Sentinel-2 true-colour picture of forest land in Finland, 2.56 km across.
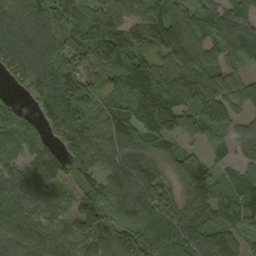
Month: September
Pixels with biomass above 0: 92%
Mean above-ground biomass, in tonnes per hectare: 99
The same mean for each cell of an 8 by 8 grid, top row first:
127 122 114 104 104 92 78 87
119 121 131 169 129 117 77 100
65 132 142 127 152 126 107 81
75 87 123 101 118 132 92 62
102 76 115 122 107 59 55 76
90 92 78 100 119 66 86 54
99 76 97 86 112 88 103 100
99 86 77 81 78 110 91 61
